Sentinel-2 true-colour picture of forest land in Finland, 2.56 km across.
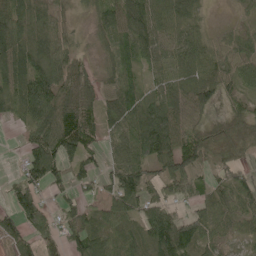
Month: June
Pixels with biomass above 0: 86%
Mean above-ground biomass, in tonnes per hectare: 67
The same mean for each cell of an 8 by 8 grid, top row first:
102 48 15 71 108 70 22 17
113 71 25 43 82 64 55 50
99 100 81 44 42 66 80 61
54 100 115 71 107 110 52 62
4 101 88 43 121 90 105 84
21 88 46 58 86 98 43 44
75 41 45 54 84 42 56 62
46 40 64 63 74 121 63 32
